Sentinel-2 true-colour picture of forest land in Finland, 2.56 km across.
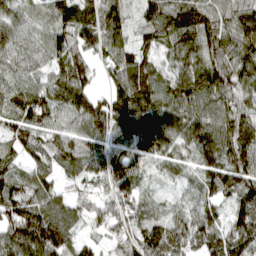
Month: April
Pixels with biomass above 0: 95%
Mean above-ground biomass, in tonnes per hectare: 98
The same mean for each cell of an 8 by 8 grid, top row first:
74 82 123 66 69 102 90 87
83 97 134 90 70 84 91 126
68 75 124 71 111 96 107 98
117 106 111 153 126 109 96 95
97 88 92 85 86 90 128 138
76 76 79 107 48 36 104 130
148 130 77 119 86 49 97 99
146 190 60 69 128 104 99 112
